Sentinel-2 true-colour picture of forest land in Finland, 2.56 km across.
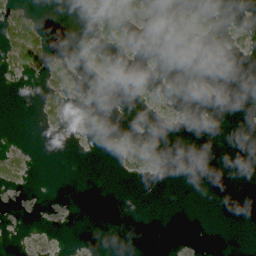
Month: July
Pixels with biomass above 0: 12%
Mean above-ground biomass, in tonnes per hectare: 6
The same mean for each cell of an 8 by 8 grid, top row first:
43 1 1 58 21 3 6 1
77 36 3 14 1 0 0 12
5 28 4 4 1 0 0 0
0 20 2 0 3 1 0 0
5 0 0 1 13 0 0 0
28 0 0 2 9 0 0 0
1 0 0 0 0 0 0 0
1 4 1 0 0 0 0 0
